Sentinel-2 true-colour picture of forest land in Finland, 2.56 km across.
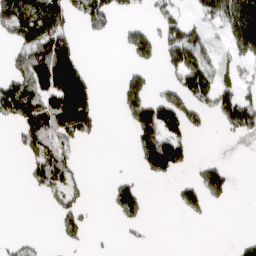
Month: April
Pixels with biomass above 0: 38%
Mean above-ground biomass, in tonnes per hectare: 66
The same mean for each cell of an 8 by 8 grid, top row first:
156 171 74 64 18 63 56 154
77 170 51 1 97 127 46 103
106 212 179 3 75 66 97 61
140 116 162 3 142 142 74 164
26 109 44 0 116 121 0 4
0 93 29 14 34 38 84 2
0 13 60 36 44 22 38 0
22 5 39 6 8 0 0 21
